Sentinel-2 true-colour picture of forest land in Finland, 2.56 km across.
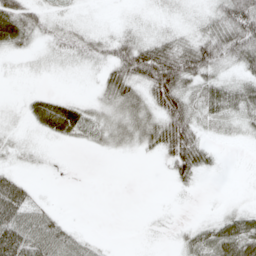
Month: May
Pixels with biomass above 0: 63%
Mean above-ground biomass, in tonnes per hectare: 28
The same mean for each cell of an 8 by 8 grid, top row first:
61 22 8 2 8 13 27 75
26 15 30 34 46 52 65 63
3 4 3 47 52 83 41 28
6 56 40 37 41 74 39 43
15 7 16 25 29 71 22 6
22 4 0 0 0 32 9 0
66 14 0 0 1 3 1 13
78 54 22 2 2 10 47 73
